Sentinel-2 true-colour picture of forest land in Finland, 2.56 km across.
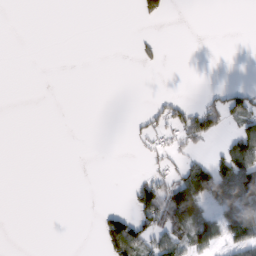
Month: February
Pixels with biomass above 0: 20%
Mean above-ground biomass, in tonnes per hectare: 26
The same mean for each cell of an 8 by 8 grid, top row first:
0 0 0 0 30 0 0 0
0 0 0 0 17 0 0 0
0 0 0 0 0 0 0 2
0 0 0 0 18 51 76 91
0 0 0 0 20 34 21 121
0 0 0 0 25 53 130 156
0 0 0 21 82 139 41 120
0 0 0 109 75 75 52 74
